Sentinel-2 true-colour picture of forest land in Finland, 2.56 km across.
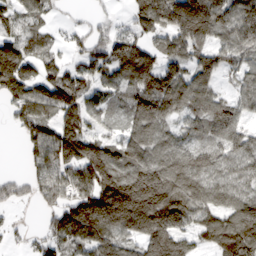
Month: March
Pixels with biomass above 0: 82%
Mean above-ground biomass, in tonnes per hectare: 122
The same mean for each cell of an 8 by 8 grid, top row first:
86 51 13 33 160 207 186 129
105 58 56 130 95 102 105 116
176 130 114 67 133 125 95 67
77 82 141 48 128 101 113 78
9 215 231 100 120 84 80 104
40 156 181 201 210 153 118 107
35 73 213 304 284 182 113 137
22 105 139 132 157 153 98 224
